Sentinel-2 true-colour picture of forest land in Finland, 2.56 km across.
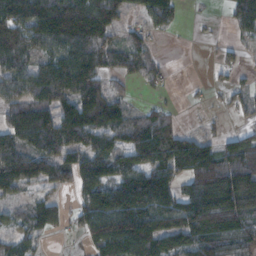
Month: November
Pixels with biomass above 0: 75%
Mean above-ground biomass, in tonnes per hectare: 93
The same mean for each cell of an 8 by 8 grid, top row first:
157 186 200 113 69 51 6 83
153 94 136 99 71 1 2 34
96 152 151 57 50 5 14 24
111 109 150 116 47 19 11 38
109 122 94 94 148 108 62 85
126 84 92 100 103 84 143 136
39 85 58 154 159 116 151 150
68 23 27 172 166 100 109 107
